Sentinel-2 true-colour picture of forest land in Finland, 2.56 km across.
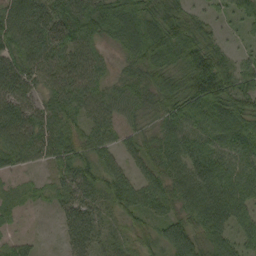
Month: September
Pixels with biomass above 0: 93%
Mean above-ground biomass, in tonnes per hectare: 60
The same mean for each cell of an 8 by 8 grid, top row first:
75 77 94 75 74 81 32 40
69 90 59 29 92 86 78 24
78 55 68 32 60 73 139 76
80 51 49 47 50 78 78 75
82 61 54 39 48 72 66 66
25 24 61 63 41 63 94 73
31 16 59 41 54 46 86 64
28 5 65 35 43 88 63 45
